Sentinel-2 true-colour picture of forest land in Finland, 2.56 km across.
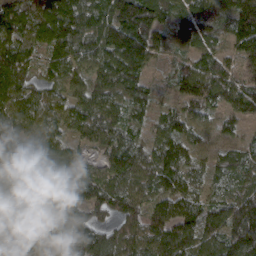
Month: March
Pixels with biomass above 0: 96%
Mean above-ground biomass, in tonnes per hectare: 101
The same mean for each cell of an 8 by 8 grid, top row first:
128 131 127 128 185 94 106 146
118 88 101 143 145 71 85 95
134 78 77 113 82 44 109 85
111 85 95 84 75 68 55 59
129 101 61 90 82 105 41 50
103 126 97 108 95 115 69 84
65 84 99 124 96 117 112 149
78 87 120 114 105 143 128 168
